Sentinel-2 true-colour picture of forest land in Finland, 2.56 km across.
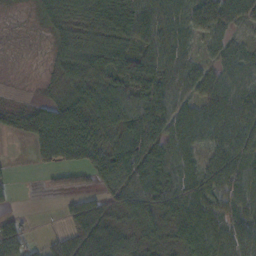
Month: October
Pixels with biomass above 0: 82%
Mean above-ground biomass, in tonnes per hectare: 59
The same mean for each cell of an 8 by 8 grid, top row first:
7 45 40 90 89 62 74 56
2 20 45 71 59 60 30 45
1 13 55 58 82 59 56 66
38 79 87 72 80 72 76 83
4 114 117 58 85 75 57 86
8 20 27 68 88 78 66 79
10 0 66 37 83 84 85 68
72 29 98 83 41 46 106 78
